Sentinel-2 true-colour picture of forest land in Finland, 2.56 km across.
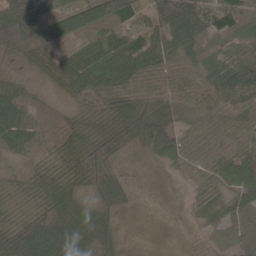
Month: May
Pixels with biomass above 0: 91%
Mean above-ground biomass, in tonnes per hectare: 49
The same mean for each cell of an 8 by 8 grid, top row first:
91 61 80 72 40 90 60 42
23 40 41 63 72 59 22 55
23 28 68 74 51 46 53 98
72 22 19 34 77 51 45 73
45 32 56 44 53 71 54 62
21 47 45 38 3 21 36 73
30 48 65 32 1 8 46 61
73 99 83 52 3 7 38 49
